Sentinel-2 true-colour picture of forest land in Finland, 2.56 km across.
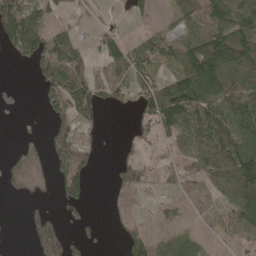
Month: May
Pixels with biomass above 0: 58%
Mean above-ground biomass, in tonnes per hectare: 68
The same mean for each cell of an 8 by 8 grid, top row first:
145 57 25 14 37 51 99 106
79 124 72 66 56 75 176 169
5 95 116 75 65 113 191 96
28 45 93 19 73 180 133 118
24 57 76 1 33 61 117 119
72 43 98 29 48 38 77 136
0 23 36 11 8 23 19 92
1 135 32 4 69 42 18 38
